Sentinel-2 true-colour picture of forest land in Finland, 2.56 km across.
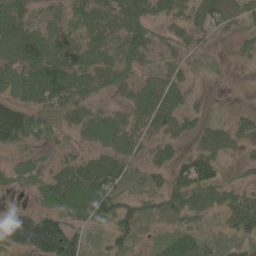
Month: June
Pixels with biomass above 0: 83%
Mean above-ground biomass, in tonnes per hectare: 58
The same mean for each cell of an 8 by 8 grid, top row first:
75 43 72 77 78 53 64 52
61 75 67 51 68 36 22 24
85 103 78 67 44 57 18 5
123 81 66 32 67 71 19 20
60 42 29 52 48 47 42 47
20 36 80 81 36 55 79 21
54 54 85 81 50 53 52 87
135 169 64 44 13 46 27 40
